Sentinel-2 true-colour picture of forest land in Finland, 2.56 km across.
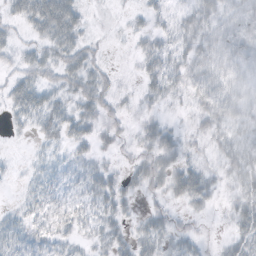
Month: October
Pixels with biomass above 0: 68%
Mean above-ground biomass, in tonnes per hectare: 21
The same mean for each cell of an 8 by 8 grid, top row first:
25 70 27 2 13 15 36 40
17 28 30 2 16 23 34 42
23 19 33 10 19 22 44 36
24 32 23 15 8 3 30 34
1 16 18 10 22 26 11 27
4 17 14 17 31 41 20 29
11 18 15 23 8 10 11 24
20 16 11 20 27 21 4 27
